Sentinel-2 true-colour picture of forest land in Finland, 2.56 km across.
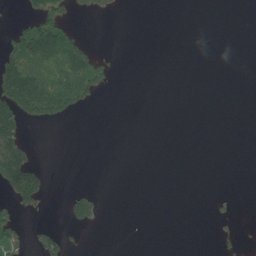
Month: June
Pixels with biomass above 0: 16%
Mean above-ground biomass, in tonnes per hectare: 29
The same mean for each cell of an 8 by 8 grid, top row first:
12 131 18 10 0 0 0 0
94 162 84 2 0 0 0 0
174 95 106 28 0 0 0 0
155 124 35 0 0 0 0 0
123 0 0 0 0 0 0 0
187 33 0 0 0 0 0 0
56 12 52 0 0 0 4 3
56 52 4 0 0 0 0 16
